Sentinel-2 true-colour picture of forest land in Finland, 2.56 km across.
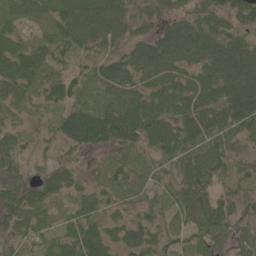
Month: June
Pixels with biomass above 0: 89%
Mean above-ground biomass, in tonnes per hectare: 52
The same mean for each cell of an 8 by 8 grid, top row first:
45 42 76 82 41 40 62 60
56 56 49 42 53 72 74 63
86 50 39 71 60 62 64 74
29 27 56 68 100 70 65 75
38 21 53 47 48 68 61 29
38 38 20 33 27 46 66 35
73 46 43 33 36 37 72 40
50 52 89 52 52 33 33 28
